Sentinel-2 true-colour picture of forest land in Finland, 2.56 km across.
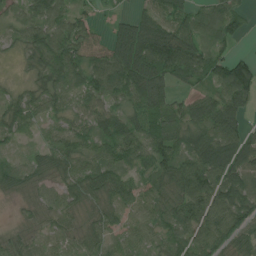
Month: July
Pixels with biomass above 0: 90%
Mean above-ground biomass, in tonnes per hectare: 64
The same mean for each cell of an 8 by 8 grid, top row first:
39 88 38 15 60 69 58 50
25 97 71 70 127 122 54 12
14 63 65 97 115 68 52 127
58 47 57 64 81 55 77 80
24 39 59 80 75 72 120 92
54 40 67 61 37 83 110 85
9 46 33 45 57 76 106 80
31 33 40 44 49 65 75 69
